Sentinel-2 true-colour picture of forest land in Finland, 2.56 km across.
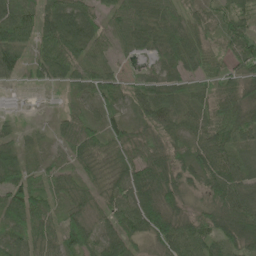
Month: June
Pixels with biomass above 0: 91%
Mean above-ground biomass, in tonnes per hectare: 53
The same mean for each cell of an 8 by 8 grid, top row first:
72 64 65 44 67 49 37 44
78 69 62 37 36 53 36 58
38 39 45 50 37 46 47 48
27 15 44 41 49 64 45 57
34 23 75 48 54 41 71 49
55 39 41 52 70 51 64 60
74 55 48 53 100 50 39 79
55 54 76 59 37 81 64 62
